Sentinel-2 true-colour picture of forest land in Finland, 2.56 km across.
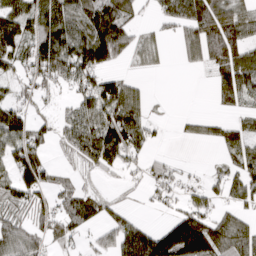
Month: March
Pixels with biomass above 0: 67%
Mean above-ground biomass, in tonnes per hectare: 64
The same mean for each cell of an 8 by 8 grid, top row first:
88 93 107 126 16 90 127 89
69 121 118 137 46 17 123 108
40 68 61 52 15 0 13 101
56 14 74 100 53 4 8 38
88 46 88 128 46 4 25 69
68 52 23 15 27 27 20 63
57 56 100 17 7 30 42 47
109 57 23 58 120 186 150 97
